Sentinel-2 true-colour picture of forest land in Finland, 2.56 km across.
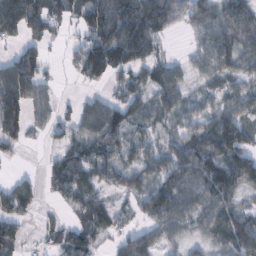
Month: February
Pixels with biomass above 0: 77%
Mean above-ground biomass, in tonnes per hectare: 60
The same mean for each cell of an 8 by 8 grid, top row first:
139 80 51 108 142 55 71 90
36 20 52 112 77 3 62 73
135 25 23 34 48 57 34 41
86 35 45 75 36 51 43 60
40 19 64 73 44 50 79 82
21 36 76 46 52 87 96 98
64 5 61 52 68 87 69 56
49 17 65 34 84 35 41 86
